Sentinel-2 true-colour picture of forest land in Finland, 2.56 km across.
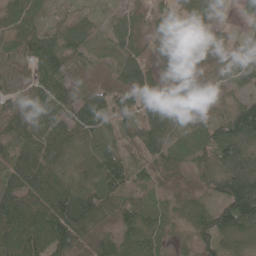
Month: May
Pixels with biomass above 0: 91%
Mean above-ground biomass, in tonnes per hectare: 64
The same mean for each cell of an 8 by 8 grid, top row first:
60 39 37 32 35 80 68 22
47 76 57 43 44 53 51 49
38 61 43 47 91 49 21 52
68 73 85 81 66 52 25 91
68 75 40 44 69 42 72 128
94 77 26 74 41 43 90 177
97 95 128 79 53 31 41 167
106 96 84 56 65 23 56 50
